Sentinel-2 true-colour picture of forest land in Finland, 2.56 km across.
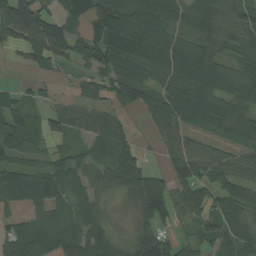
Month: August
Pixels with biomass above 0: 82%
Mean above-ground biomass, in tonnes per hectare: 79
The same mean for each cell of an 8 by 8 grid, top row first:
169 81 60 134 118 75 80 62
53 114 90 141 113 112 70 64
14 29 44 97 95 96 119 117
81 52 68 61 62 92 119 77
96 31 40 99 12 47 30 63
85 89 48 72 124 90 56 60
28 87 53 15 121 71 69 73
140 91 99 75 118 70 63 84
